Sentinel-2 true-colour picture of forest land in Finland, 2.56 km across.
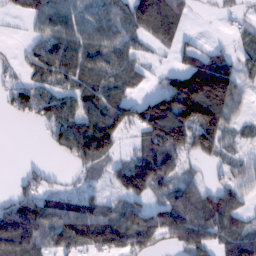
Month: February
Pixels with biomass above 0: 71%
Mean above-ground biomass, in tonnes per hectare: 76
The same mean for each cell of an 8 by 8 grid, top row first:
29 85 66 79 133 111 4 29
6 58 86 83 34 52 37 25
31 36 52 74 32 100 240 83
40 70 89 119 122 216 183 44
0 24 114 106 62 143 111 28
12 29 24 47 137 63 21 33
91 82 81 53 76 126 115 67
112 53 107 124 95 77 83 126
